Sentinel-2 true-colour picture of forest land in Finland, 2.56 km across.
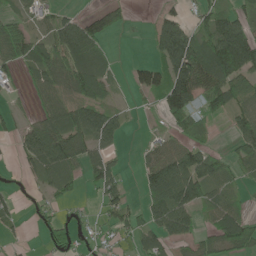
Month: June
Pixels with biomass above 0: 62%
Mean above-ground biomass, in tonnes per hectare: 62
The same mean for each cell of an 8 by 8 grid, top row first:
22 37 38 49 1 48 64 65
72 77 117 16 3 167 130 181
25 74 93 34 61 138 128 103
15 73 85 56 10 94 57 70
29 144 73 46 19 67 28 57
3 60 49 68 58 143 99 39
22 33 10 51 47 125 57 41
11 40 32 24 63 59 43 93
